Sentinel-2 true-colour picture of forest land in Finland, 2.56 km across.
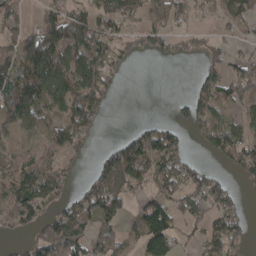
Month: April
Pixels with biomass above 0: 61%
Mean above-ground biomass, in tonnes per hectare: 68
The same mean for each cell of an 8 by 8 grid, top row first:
51 48 74 97 55 58 23 72
74 129 106 77 41 37 34 15
105 116 109 51 0 0 61 100
98 72 114 11 0 24 88 52
33 58 54 27 120 81 66 98
104 83 19 91 97 102 55 49
132 66 75 82 86 80 73 37
23 108 92 58 109 69 96 52
